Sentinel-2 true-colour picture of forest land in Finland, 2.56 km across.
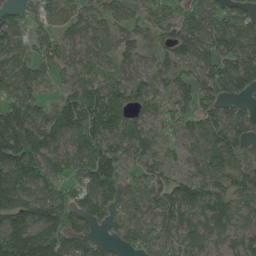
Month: June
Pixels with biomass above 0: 87%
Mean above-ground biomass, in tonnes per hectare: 98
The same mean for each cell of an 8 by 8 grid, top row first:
46 60 62 75 57 72 108 89
71 72 75 78 68 110 100 117
92 37 93 75 70 91 82 117
126 92 187 167 67 63 81 56
167 130 141 111 102 49 109 92
172 113 82 126 70 69 105 113
159 159 95 71 81 121 156 84
191 179 94 36 67 85 86 80
